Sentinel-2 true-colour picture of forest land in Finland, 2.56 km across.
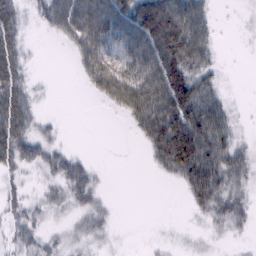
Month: February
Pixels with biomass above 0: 62%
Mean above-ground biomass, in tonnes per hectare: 32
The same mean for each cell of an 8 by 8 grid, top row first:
35 46 80 72 74 71 28 2
35 0 49 57 64 72 36 1
43 3 15 80 64 62 33 0
54 3 0 13 68 68 66 5
52 27 0 0 23 77 67 19
20 23 41 1 1 30 69 29
23 23 29 10 0 0 37 34
23 17 19 8 1 4 9 7
